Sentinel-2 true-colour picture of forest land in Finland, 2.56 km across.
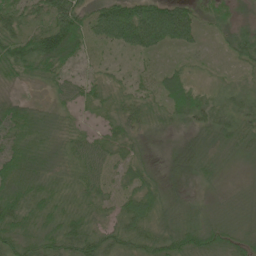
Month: June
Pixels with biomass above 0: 91%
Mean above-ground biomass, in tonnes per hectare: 36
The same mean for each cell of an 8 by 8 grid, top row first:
40 55 59 83 85 75 19 13
58 101 48 31 52 30 5 43
20 28 29 19 15 38 13 15
45 24 16 27 38 35 39 32
41 32 41 38 18 18 16 24
67 38 39 23 32 21 16 8
55 33 33 27 52 22 11 12
51 40 63 47 44 50 45 32
